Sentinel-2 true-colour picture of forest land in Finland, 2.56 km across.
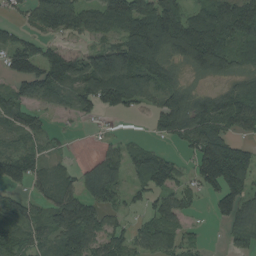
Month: August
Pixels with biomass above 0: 75%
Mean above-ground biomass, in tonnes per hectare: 82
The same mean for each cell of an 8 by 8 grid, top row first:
26 126 90 133 177 137 100 148
74 44 27 92 210 144 207 104
76 106 108 186 104 44 55 62
66 34 44 47 28 116 113 120
33 32 1 23 27 29 131 58
90 59 68 85 90 65 147 141
81 64 109 55 38 74 19 94
66 50 119 65 69 51 7 51
